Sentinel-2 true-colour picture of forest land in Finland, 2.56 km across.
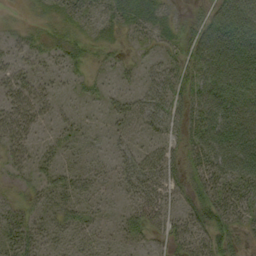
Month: September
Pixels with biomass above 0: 75%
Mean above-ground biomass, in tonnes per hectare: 38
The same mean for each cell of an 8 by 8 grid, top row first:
11 25 28 29 39 13 48 106
23 33 35 21 17 29 78 106
31 18 19 16 27 42 72 94
42 22 11 29 42 39 70 68
36 19 20 16 24 28 71 101
19 28 35 24 52 31 51 72
25 30 34 13 50 27 63 49
41 31 29 18 25 34 51 21
